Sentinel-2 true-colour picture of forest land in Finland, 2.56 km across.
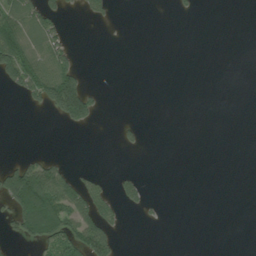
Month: July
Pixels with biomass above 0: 20%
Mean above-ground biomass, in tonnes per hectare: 26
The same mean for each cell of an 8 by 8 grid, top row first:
87 62 9 11 0 5 0 0
112 78 4 0 0 0 0 0
80 112 70 0 0 0 0 0
0 33 119 0 0 0 0 0
0 0 0 2 10 0 0 0
117 92 23 10 8 0 0 0
81 152 81 31 16 0 0 0
29 79 98 51 0 0 0 0
